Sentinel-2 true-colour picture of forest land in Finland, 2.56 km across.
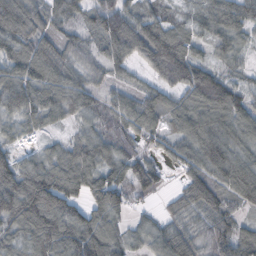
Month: October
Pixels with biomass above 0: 91%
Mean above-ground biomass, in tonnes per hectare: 69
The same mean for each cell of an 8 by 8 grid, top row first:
115 80 52 73 71 35 56 77
83 62 58 91 88 56 44 41
106 79 54 45 34 58 63 32
78 73 65 56 86 71 87 75
41 27 64 62 36 53 91 63
117 110 100 68 70 19 83 85
122 137 80 91 16 36 72 44
65 105 99 57 48 91 67 84
